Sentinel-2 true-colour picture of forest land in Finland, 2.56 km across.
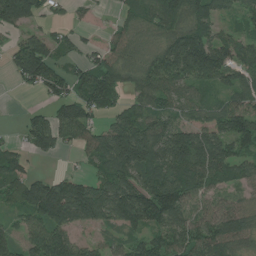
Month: July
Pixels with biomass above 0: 79%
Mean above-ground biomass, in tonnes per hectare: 92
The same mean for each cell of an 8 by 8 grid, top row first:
187 39 17 15 80 107 91 51
67 97 39 57 41 142 133 85
50 118 95 133 77 99 90 84
3 57 109 64 84 65 55 105
33 86 71 168 193 169 141 97
109 47 53 115 113 127 99 66
75 197 179 138 147 119 54 69
66 153 49 41 70 96 116 90
